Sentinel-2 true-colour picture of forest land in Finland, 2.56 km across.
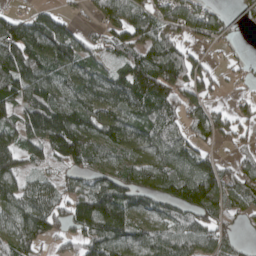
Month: April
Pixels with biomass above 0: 79%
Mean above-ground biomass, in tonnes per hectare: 91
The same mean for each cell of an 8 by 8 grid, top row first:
49 73 19 76 94 99 91 36
146 136 90 61 100 87 33 14
129 106 106 100 126 114 60 21
90 173 132 119 108 70 76 45
104 124 144 107 97 88 49 37
96 39 72 110 115 142 125 76
105 89 119 188 87 92 112 60
97 52 73 129 95 104 85 29
